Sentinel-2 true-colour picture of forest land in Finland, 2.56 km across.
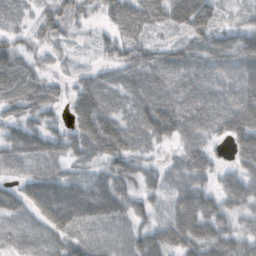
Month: October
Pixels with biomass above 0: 91%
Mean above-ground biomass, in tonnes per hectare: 69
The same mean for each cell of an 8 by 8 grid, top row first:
22 60 52 60 83 94 92 28
43 28 13 47 61 47 71 101
83 36 39 49 70 74 60 93
53 53 99 65 89 94 88 125
87 81 91 111 59 51 59 93
31 64 41 93 58 56 59 78
59 117 113 99 49 85 99 73
24 39 38 24 82 111 117 77
